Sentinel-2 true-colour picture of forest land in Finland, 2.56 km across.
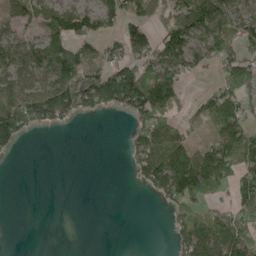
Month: May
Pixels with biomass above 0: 54%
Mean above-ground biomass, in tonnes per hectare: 71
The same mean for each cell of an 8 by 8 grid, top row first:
68 62 83 82 61 134 155 66
93 123 74 42 83 111 78 67
101 121 149 146 162 89 13 112
174 137 75 39 135 71 67 108
43 0 0 0 94 111 55 141
0 0 0 0 72 160 199 97
0 0 0 0 0 76 54 95
0 0 0 0 0 56 125 116
